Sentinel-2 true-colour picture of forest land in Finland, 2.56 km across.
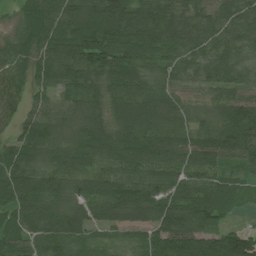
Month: July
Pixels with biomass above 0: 95%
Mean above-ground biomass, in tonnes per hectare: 99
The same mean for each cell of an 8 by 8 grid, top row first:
42 137 154 159 126 99 66 90
82 115 151 136 109 86 74 73
83 86 107 106 90 72 74 76
67 93 89 90 123 93 65 122
88 103 97 109 129 108 112 121
119 107 96 102 96 92 86 47
87 99 99 139 128 118 127 29
76 101 84 33 70 152 127 143
